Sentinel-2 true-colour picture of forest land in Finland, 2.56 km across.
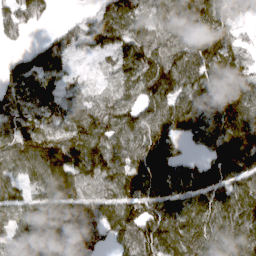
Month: April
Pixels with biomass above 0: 89%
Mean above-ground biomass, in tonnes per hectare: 113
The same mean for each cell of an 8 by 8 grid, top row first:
130 56 40 140 112 112 127 59
29 87 62 95 131 129 188 71
114 86 36 56 135 123 124 111
119 96 125 112 100 128 117 147
126 133 149 125 133 72 98 150
73 116 127 168 141 128 137 144
72 108 108 124 122 130 130 147
85 128 114 92 131 139 136 123
